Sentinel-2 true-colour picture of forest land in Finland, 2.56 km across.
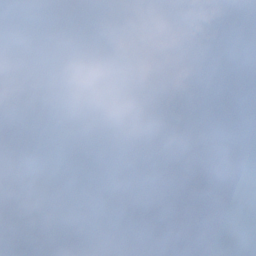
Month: December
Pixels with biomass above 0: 55%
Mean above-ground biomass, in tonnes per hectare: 65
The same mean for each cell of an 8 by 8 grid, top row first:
68 50 73 37 1 20 61 93
18 1 4 72 60 22 208 159
20 2 0 0 30 25 86 257
68 31 91 72 13 26 20 83
160 32 198 71 69 62 46 10
210 89 154 105 51 90 88 25
74 50 53 61 82 72 80 67
79 62 12 0 5 75 74 102
